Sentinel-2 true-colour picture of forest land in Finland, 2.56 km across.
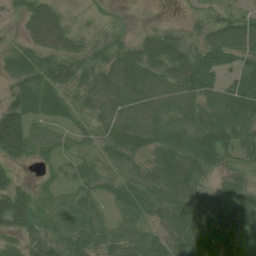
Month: July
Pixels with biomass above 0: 89%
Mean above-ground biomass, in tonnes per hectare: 63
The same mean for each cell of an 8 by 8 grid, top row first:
19 70 10 18 3 3 26 35
29 63 43 54 62 68 58 66
47 66 60 70 77 75 63 63
95 53 39 63 71 64 78 121
136 49 31 61 76 75 96 77
29 17 49 54 67 113 48 39
129 49 74 41 76 93 102 111
39 89 85 75 74 78 99 66
